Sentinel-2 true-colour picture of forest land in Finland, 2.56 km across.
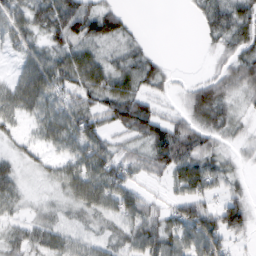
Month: February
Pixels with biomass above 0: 79%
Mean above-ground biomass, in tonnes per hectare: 45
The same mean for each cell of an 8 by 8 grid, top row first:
47 69 83 51 0 0 46 69
29 45 54 23 19 0 14 56
43 77 59 64 53 13 39 63
53 51 64 63 71 23 78 26
22 35 60 41 54 95 48 21
40 22 60 65 30 52 74 20
28 21 40 47 48 38 53 60
43 51 29 34 67 56 80 21
